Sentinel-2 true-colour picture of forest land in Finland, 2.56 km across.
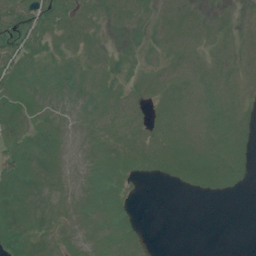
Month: July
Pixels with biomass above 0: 71%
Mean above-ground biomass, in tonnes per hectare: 8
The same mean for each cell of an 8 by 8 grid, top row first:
13 15 10 8 5 11 5 3
16 7 8 3 5 9 7 5
12 9 8 6 7 9 9 6
12 8 5 9 5 10 11 7
13 8 4 8 10 12 11 10
18 8 5 11 6 8 13 8
12 8 8 11 1 0 0 0
23 5 8 11 4 0 0 0
